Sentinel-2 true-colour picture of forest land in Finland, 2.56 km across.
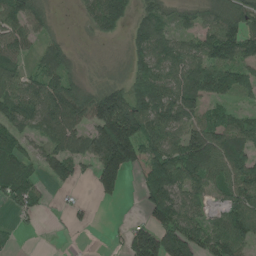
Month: June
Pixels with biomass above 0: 75%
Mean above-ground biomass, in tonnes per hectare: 85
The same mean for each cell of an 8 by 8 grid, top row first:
110 57 22 115 67 45 69 108
72 57 9 4 96 81 99 129
81 103 49 39 116 102 154 105
100 109 122 212 129 111 62 36
88 63 79 247 132 98 122 87
98 61 38 145 87 127 94 115
61 18 24 6 50 126 47 108
14 1 5 19 144 130 117 117
